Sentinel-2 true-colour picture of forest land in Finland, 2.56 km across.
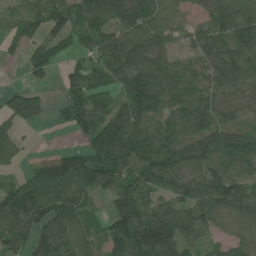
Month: July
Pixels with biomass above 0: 83%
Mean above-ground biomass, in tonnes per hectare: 78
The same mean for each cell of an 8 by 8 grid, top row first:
69 112 79 91 102 35 52 93
24 70 46 105 98 37 63 84
1 29 83 70 129 91 65 70
73 25 78 92 108 71 66 36
35 2 38 184 106 68 103 111
29 103 117 106 112 74 79 68
130 103 78 62 98 102 86 70
111 89 64 72 143 137 43 35
